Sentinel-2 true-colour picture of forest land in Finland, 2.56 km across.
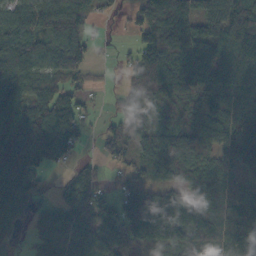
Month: October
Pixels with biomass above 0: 82%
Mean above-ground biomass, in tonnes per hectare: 99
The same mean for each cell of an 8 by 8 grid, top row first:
69 81 63 14 83 144 102 155
78 70 74 5 102 114 90 142
97 59 37 5 126 151 106 93
81 135 68 24 77 84 128 102
103 191 51 62 115 173 148 215
155 40 80 17 59 108 107 80
116 68 120 83 205 197 145 80
36 116 104 120 135 126 118 112
